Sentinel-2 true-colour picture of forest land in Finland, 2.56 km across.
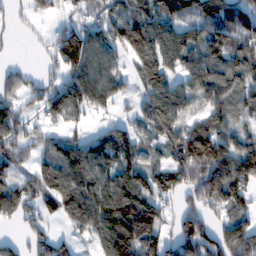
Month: February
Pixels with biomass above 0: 77%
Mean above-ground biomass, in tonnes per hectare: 107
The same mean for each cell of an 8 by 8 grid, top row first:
33 38 68 110 126 115 148 157
5 59 136 109 156 145 135 125
66 60 132 98 115 84 134 105
92 93 78 40 97 116 96 69
124 67 77 130 69 150 205 107
69 111 129 124 129 127 157 171
120 74 142 160 163 60 81 86
41 90 37 172 186 114 98 156
